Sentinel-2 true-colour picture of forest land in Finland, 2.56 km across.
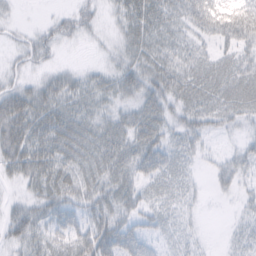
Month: February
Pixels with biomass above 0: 76%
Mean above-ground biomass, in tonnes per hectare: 32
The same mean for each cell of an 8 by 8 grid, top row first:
5 7 34 12 53 36 76 78
19 22 4 11 36 34 21 40
20 24 23 27 41 45 46 46
61 45 35 22 41 30 40 35
58 48 43 40 42 28 11 16
26 47 36 37 36 36 9 26
25 39 33 42 29 26 3 13
34 34 40 60 40 22 5 22
